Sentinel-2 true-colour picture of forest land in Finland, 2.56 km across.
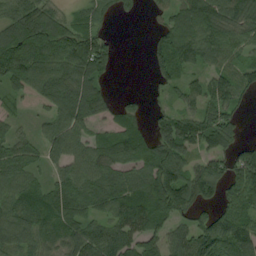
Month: August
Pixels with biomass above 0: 80%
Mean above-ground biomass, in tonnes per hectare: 86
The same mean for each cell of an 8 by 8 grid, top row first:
97 96 58 36 11 97 114 86
113 110 129 51 15 127 111 68
89 113 125 24 4 64 81 80
31 57 121 61 38 79 88 46
64 69 83 93 83 145 99 61
100 43 102 89 94 120 128 115
104 98 92 97 121 117 67 98
98 72 98 102 100 88 128 134
